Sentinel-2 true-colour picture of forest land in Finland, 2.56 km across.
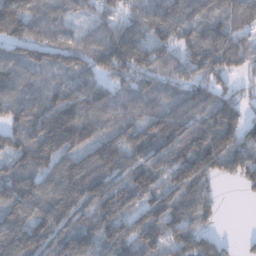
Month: December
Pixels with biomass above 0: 89%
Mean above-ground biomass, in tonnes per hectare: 100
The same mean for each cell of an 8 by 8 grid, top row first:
136 81 55 69 97 110 90 103
86 106 93 147 120 92 133 99
100 65 91 84 87 72 103 43
96 133 121 96 85 97 123 82
94 142 126 104 110 122 151 121
115 97 133 102 108 101 110 85
118 111 100 126 96 122 71 0
103 113 108 120 106 94 72 13
